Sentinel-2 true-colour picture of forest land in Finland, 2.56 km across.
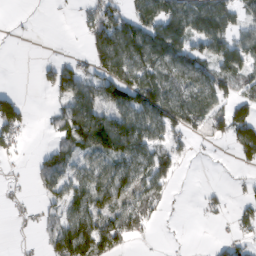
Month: February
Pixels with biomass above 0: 57%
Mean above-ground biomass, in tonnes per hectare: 55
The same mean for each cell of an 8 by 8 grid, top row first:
2 0 19 83 87 107 112 47
0 0 4 134 116 105 74 80
0 37 85 108 98 70 76 57
76 14 97 87 107 104 86 72
32 15 80 123 84 41 18 90
4 56 61 90 70 35 0 8
9 28 68 61 70 4 12 23
4 39 132 83 15 1 2 27
